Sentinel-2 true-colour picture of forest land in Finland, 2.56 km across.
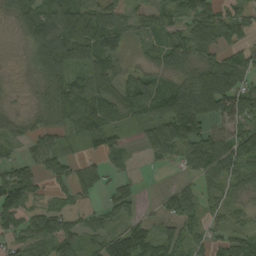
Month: September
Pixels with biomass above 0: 81%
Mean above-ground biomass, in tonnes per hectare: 67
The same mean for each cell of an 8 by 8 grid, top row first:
62 86 123 71 37 48 82 65
15 151 140 90 36 78 72 59
15 81 51 72 80 77 121 66
24 65 73 57 77 139 114 108
31 49 28 46 40 100 109 100
95 66 61 30 6 13 63 69
97 45 29 56 19 74 31 42
55 89 71 80 82 61 38 49
